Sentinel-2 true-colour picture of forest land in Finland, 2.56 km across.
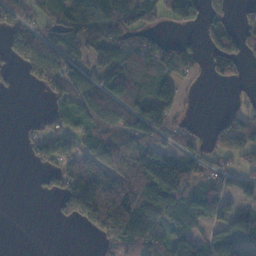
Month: November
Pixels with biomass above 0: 62%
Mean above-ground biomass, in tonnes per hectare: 69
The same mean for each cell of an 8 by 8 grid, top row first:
54 42 92 97 99 84 103 26
71 101 66 93 75 56 58 67
5 82 78 81 89 23 14 17
0 14 60 103 113 36 0 29
2 61 56 120 93 44 24 74
0 30 171 152 178 140 45 51
0 3 154 210 137 130 82 41
0 0 0 103 117 95 65 88
